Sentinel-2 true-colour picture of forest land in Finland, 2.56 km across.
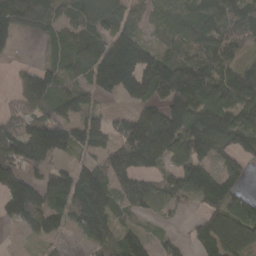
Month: March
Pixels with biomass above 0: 79%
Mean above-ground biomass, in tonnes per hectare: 99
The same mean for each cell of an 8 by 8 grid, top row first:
146 98 89 103 54 90 121 104
30 32 113 150 116 64 107 50
39 95 55 172 188 165 113 118
65 100 80 31 88 165 145 111
132 187 95 89 225 152 140 104
115 88 102 112 83 100 98 61
143 115 152 108 67 34 72 106
8 47 36 90 62 29 102 113
